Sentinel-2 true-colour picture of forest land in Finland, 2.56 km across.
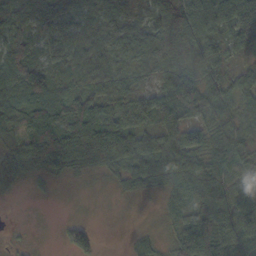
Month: October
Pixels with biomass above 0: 86%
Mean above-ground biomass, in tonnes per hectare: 58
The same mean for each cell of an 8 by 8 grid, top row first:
66 80 69 53 59 90 74 48
89 72 73 71 74 83 67 38
88 71 50 60 33 75 62 43
75 108 88 69 72 90 63 46
49 114 87 87 60 64 66 68
44 48 19 24 49 76 76 39
1 0 1 2 2 33 113 61
7 1 61 0 20 57 124 65
